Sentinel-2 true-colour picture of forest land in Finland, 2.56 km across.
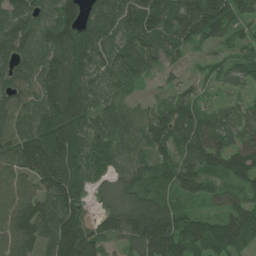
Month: July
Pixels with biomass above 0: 92%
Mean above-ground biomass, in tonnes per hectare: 92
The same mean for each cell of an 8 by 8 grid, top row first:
89 77 115 104 127 120 127 73
110 104 167 99 108 72 32 41
86 116 128 78 43 24 38 49
95 118 135 86 48 88 54 56
125 163 113 86 72 91 113 75
100 133 93 50 67 98 88 89
128 112 90 54 90 60 34 81
113 93 154 60 135 132 109 85
